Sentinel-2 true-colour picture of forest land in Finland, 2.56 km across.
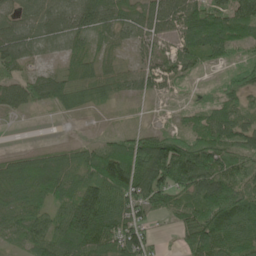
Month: June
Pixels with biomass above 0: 84%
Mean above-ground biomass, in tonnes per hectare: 70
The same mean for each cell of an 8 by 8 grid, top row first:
39 54 76 46 44 72 107 100
67 32 47 29 41 61 95 33
42 56 66 43 40 45 7 67
27 18 32 8 4 9 52 67
0 7 19 60 96 112 117 89
85 119 64 131 123 152 127 96
71 68 150 101 98 81 125 121
39 80 156 135 87 28 142 81
